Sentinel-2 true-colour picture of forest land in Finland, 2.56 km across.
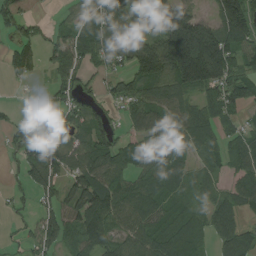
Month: August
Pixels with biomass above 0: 76%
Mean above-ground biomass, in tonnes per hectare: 76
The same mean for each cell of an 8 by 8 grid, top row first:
49 10 44 126 35 181 50 175
58 38 94 79 119 268 224 99
21 20 44 51 104 147 163 108
25 33 62 27 106 79 73 53
37 73 69 71 70 77 61 67
15 86 88 92 64 61 31 59
10 57 97 100 86 52 46 63
10 69 69 73 84 105 53 83
